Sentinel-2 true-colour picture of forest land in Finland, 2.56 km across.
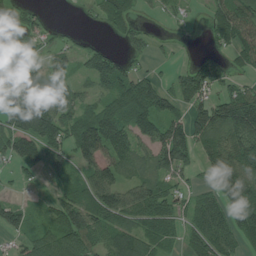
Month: July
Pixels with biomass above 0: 72%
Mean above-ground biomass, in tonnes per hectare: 81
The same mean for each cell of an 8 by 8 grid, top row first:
48 17 6 67 18 29 32 112
44 36 48 32 48 21 19 72
71 118 43 133 72 51 101 34
116 142 84 106 132 74 124 174
115 121 144 139 71 176 89 129
20 28 46 92 67 64 65 156
68 43 138 129 107 62 131 164
38 73 96 73 83 46 126 93
